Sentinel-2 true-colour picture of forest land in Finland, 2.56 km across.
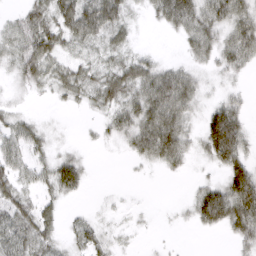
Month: March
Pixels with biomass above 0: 70%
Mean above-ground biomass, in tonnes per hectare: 39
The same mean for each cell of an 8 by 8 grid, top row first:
21 48 85 77 17 75 61 56
38 65 37 37 11 7 47 61
23 38 47 54 65 68 22 16
20 4 9 37 71 76 39 41
46 29 9 16 64 76 63 73
42 41 49 0 5 11 13 75
56 30 5 9 5 7 98 96
63 42 31 20 4 2 1 38
